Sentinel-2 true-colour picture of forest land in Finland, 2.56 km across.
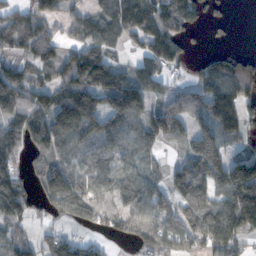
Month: November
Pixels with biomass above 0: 76%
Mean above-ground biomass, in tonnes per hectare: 89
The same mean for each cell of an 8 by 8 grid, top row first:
42 71 51 92 135 114 40 0
69 62 67 53 67 80 13 6
123 81 126 124 87 23 96 128
100 149 218 119 71 52 110 118
97 126 99 87 61 18 144 49
91 129 94 94 60 83 150 170
132 44 89 68 85 87 142 205
79 63 58 23 61 85 126 96
